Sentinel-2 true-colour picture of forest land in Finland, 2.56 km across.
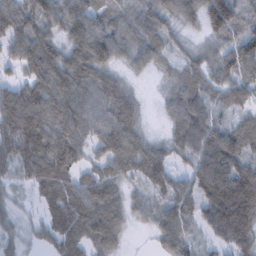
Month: February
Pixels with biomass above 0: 90%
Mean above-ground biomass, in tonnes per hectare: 68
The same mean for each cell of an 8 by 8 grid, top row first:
86 79 84 50 63 65 101 63
63 84 87 85 74 27 33 90
38 94 86 49 10 45 59 68
119 102 85 87 23 61 61 41
94 94 66 90 60 54 93 74
41 114 48 61 69 46 111 96
19 47 82 90 40 77 80 120
23 39 80 79 3 98 34 84
